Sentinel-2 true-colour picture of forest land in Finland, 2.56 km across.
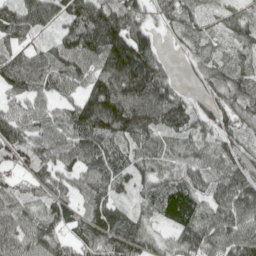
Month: April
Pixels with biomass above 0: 91%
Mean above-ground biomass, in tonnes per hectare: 83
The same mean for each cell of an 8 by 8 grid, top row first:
100 100 127 129 62 84 45 78
67 29 115 145 106 16 48 67
63 66 65 140 154 35 67 87
60 58 107 152 138 134 61 84
81 74 68 87 95 57 64 60
44 65 70 90 61 64 76 96
79 71 62 81 48 113 68 92
97 94 83 110 78 64 96 108
